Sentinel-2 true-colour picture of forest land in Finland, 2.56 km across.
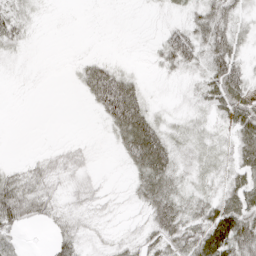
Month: April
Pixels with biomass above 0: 68%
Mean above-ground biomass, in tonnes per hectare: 21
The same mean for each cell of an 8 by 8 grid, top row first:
22 2 1 1 2 7 40 20
13 0 1 1 3 55 39 22
2 1 21 56 8 10 33 21
0 0 0 56 38 8 15 42
0 3 7 11 73 20 11 32
30 24 14 2 43 25 10 26
63 23 15 7 21 37 28 44
13 8 23 11 23 36 61 50
